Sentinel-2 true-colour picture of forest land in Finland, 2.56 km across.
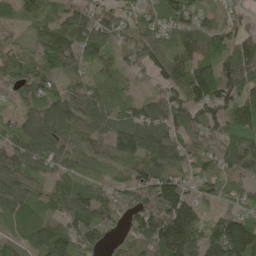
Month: May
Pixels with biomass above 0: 93%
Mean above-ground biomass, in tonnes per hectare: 85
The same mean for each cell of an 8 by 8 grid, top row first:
41 80 86 72 52 96 45 48
48 98 107 76 93 73 90 107
78 80 55 55 16 92 132 116
51 95 100 75 74 88 91 106
99 94 67 81 103 72 54 134
86 56 67 36 79 85 72 77
91 50 103 94 97 171 42 64
66 119 121 41 99 190 123 176
